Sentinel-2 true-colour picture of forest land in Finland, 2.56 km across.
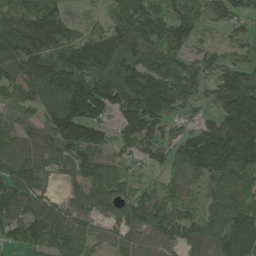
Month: May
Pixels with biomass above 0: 90%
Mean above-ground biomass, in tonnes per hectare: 116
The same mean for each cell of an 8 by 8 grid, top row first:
92 125 24 84 132 118 76 73
118 98 113 135 143 127 50 57
102 141 167 201 171 151 107 166
60 114 171 101 199 84 61 239
79 98 148 81 98 102 198 256
141 61 80 135 39 104 143 184
103 111 76 86 134 108 85 117
78 101 143 76 111 99 104 163
